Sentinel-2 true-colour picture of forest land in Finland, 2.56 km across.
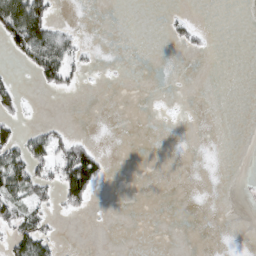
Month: March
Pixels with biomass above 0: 17%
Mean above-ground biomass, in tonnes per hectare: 15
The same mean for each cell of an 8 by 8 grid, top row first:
121 51 0 0 0 8 0 0
50 83 18 0 0 6 7 0
9 38 10 0 0 0 0 0
20 0 0 0 0 0 0 0
52 49 31 0 0 0 0 0
74 34 122 4 0 0 0 0
43 20 26 0 0 0 0 0
46 35 0 0 0 0 0 0
